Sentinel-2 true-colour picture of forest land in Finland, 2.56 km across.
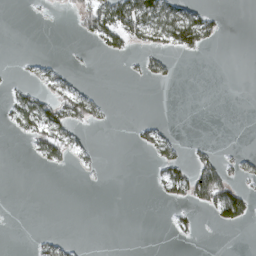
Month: March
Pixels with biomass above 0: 21%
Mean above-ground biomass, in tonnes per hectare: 17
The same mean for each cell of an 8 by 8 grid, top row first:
0 2 36 80 84 60 30 0
0 0 2 35 32 51 20 0
5 35 6 0 13 4 0 0
46 61 61 4 0 0 0 0
2 56 17 0 22 21 5 1
0 1 2 0 1 44 64 25
0 0 0 0 0 16 42 77
0 18 2 0 0 4 0 0
